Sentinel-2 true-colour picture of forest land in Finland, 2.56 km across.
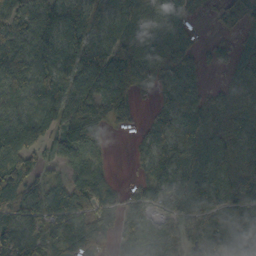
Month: October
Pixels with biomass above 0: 85%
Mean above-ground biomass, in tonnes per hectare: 86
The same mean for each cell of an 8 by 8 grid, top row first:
78 105 102 79 70 64 11 47
111 125 118 103 102 90 24 80
109 67 92 133 63 101 20 64
75 101 128 84 13 101 104 75
140 91 112 9 53 95 122 89
132 51 95 21 51 111 111 94
114 115 105 57 73 87 91 83
126 85 116 45 87 64 110 102
